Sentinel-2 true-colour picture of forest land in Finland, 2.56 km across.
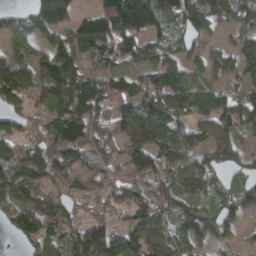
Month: March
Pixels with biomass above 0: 86%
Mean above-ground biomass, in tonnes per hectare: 97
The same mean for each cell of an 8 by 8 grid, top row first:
48 168 67 178 193 126 138 84
61 97 108 119 89 68 50 61
144 136 111 77 75 103 52 53
88 64 125 101 123 97 91 95
104 119 151 98 136 111 74 47
131 125 87 68 135 84 92 38
112 114 44 94 145 105 47 81
38 89 113 115 116 81 69 35
